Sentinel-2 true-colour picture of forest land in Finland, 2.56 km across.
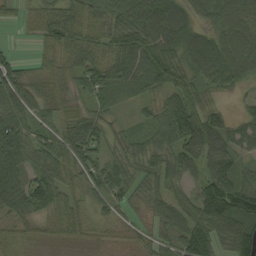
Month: September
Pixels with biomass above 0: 91%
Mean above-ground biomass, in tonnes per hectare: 66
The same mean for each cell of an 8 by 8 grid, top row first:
21 65 91 72 112 60 53 78
13 54 92 76 74 74 87 85
69 58 70 99 82 82 56 50
62 46 55 42 24 92 75 26
113 72 122 56 53 70 97 50
84 89 69 80 67 59 74 55
73 74 57 39 35 65 129 115
45 29 31 24 35 48 35 107
